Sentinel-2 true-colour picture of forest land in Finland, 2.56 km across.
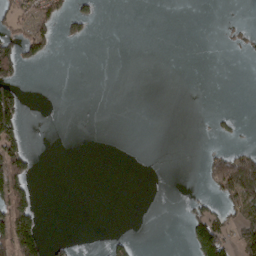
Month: March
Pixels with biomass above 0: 16%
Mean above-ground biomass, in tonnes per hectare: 23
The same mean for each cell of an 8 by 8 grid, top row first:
39 67 42 0 0 0 0 2
64 35 2 0 0 0 0 14
52 0 0 0 0 0 0 0
98 0 0 0 0 0 3 4
74 0 0 0 0 0 4 14
96 0 0 0 0 0 42 173
118 2 0 0 0 0 32 88
148 32 2 26 0 0 132 76
